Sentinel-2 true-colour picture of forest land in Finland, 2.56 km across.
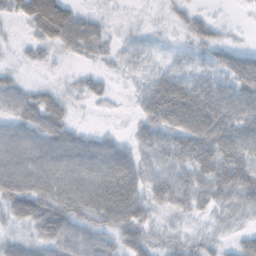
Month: October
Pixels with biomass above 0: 85%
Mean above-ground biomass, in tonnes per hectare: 42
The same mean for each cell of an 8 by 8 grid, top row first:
29 93 37 7 5 18 17 4
9 30 46 16 22 12 38 26
20 8 17 11 24 49 39 74
35 56 5 7 40 91 91 67
53 54 43 31 39 55 84 74
68 63 58 78 44 44 63 79
55 68 57 84 47 39 28 39
28 47 49 35 43 25 23 25
